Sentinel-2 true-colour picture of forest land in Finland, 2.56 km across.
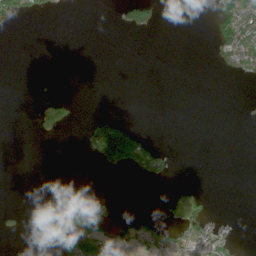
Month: June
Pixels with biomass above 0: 15%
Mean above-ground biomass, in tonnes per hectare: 19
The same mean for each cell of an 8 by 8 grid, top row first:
35 6 0 3 47 0 11 120
0 0 0 0 0 0 8 119
0 0 0 0 0 0 0 15
0 67 5 5 0 0 0 1
0 1 15 207 58 0 0 0
0 0 0 4 25 7 0 0
6 66 72 14 0 21 18 0
3 11 90 45 34 24 42 3
